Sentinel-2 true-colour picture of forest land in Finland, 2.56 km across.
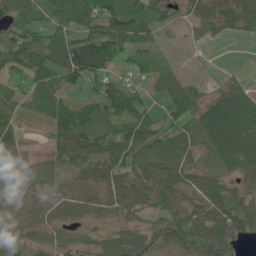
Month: June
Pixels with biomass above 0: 80%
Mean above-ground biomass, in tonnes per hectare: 60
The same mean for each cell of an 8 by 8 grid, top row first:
59 61 92 97 72 31 70 83
74 109 108 110 60 6 10 0
54 91 79 67 31 42 11 23
50 75 91 78 64 63 81 118
43 23 76 79 67 53 66 102
65 19 42 75 69 66 47 53
60 64 58 51 42 58 68 65
54 22 25 44 40 55 78 31
